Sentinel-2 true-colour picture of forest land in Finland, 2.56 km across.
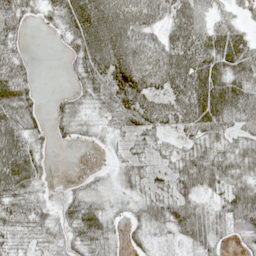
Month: May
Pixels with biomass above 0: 81%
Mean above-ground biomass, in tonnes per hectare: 44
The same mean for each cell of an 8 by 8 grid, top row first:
61 23 95 90 65 61 46 23
32 2 65 85 61 67 66 63
71 0 36 65 69 69 81 61
76 23 20 28 56 56 78 54
78 21 12 11 20 22 41 35
79 14 11 13 22 44 66 38
51 19 50 17 27 48 27 74
22 23 31 21 22 20 38 27
